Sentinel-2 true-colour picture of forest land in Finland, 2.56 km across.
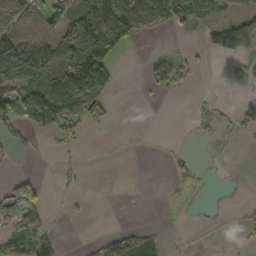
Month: October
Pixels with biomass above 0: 34%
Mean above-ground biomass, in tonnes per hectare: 41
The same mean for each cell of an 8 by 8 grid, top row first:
88 75 64 144 86 80 52 60
138 91 157 110 1 2 32 80
86 113 168 60 19 55 0 11
145 177 139 29 0 0 15 35
34 4 16 0 0 1 6 3
26 1 9 0 0 26 3 1
66 13 2 0 0 1 2 6
39 12 1 24 31 2 2 5
